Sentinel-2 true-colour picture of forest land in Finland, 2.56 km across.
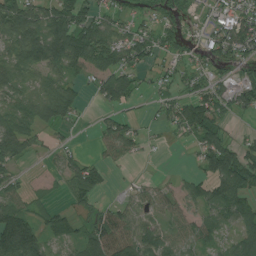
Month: July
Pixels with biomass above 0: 70%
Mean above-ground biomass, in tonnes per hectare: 49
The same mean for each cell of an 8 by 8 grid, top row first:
85 70 70 35 17 31 22 49
52 94 106 84 64 37 44 61
50 43 29 76 19 29 44 44
46 67 26 29 7 41 71 32
73 19 7 60 20 4 71 42
31 10 74 11 6 9 62 107
58 28 30 46 43 34 48 60
162 48 53 127 86 40 37 46
